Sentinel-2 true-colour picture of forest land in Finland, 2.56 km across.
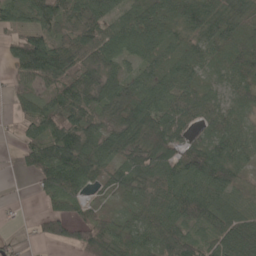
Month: May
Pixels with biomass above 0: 85%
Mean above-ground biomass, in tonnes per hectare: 55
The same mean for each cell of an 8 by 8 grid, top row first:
55 55 72 45 61 67 76 59
45 77 79 63 72 39 51 50
28 51 47 49 53 61 24 55
19 55 60 53 80 77 53 46
17 81 87 63 85 71 57 58
6 80 83 38 59 68 93 35
4 27 37 16 52 67 76 64
17 28 58 67 61 79 43 90
